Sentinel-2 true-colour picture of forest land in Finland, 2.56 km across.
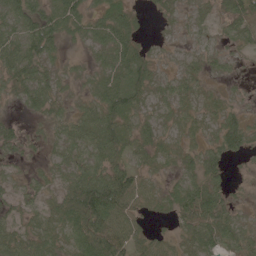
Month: May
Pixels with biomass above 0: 82%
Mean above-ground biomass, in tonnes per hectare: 40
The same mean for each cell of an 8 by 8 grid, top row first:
54 54 47 50 14 20 25 48
55 51 15 61 23 17 30 26
51 36 21 50 59 34 20 13
10 31 30 67 33 31 27 27
33 22 50 71 41 24 30 47
19 28 56 75 30 27 55 7
31 36 103 87 31 48 80 20
51 43 65 77 38 26 52 41
